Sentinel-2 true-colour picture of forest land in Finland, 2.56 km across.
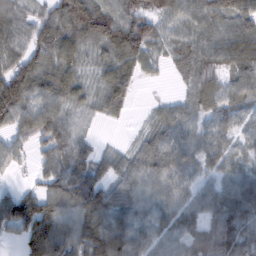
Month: February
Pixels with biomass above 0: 87%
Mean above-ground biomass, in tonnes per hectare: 77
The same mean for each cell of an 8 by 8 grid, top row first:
69 95 150 106 102 80 79 95
70 108 66 94 70 60 69 106
138 97 65 72 23 25 80 79
126 105 46 45 12 63 67 63
58 76 65 12 55 79 62 44
19 72 109 64 82 76 48 63
124 97 101 90 57 63 68 101
33 138 93 109 71 50 97 102
